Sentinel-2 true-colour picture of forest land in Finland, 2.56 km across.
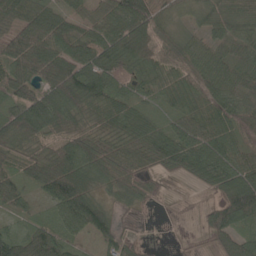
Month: May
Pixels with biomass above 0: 87%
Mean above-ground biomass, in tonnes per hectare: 58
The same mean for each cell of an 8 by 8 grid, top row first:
73 71 31 54 84 19 42 53
86 90 66 86 90 55 52 50
79 88 94 70 47 47 68 70
67 89 51 61 34 40 59 66
69 38 57 56 55 72 65 58
45 92 77 69 59 32 69 80
33 29 96 30 23 2 29 113
63 78 23 43 13 2 24 60
